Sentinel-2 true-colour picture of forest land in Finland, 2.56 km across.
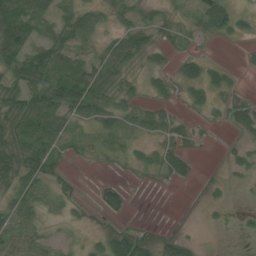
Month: July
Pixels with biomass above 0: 61%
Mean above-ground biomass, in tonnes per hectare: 25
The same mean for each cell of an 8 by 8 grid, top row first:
79 39 42 21 23 15 48 25
68 52 40 32 40 17 3 4
39 68 67 34 14 23 37 5
47 58 40 40 23 10 11 22
51 46 14 23 12 20 2 9
44 27 3 2 4 20 2 8
34 14 8 31 0 0 6 3
31 19 8 41 22 31 0 2
